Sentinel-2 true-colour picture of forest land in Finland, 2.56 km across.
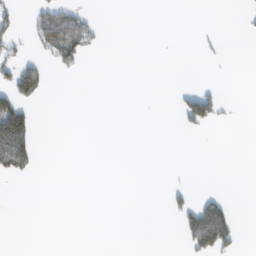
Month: February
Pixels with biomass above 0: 11%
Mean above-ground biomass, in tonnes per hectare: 16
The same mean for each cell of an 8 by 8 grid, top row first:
23 62 43 0 0 0 0 2
28 59 65 0 0 0 5 0
84 22 2 0 0 0 2 0
104 0 0 0 0 17 94 1
120 0 0 0 0 0 0 0
33 0 0 0 0 1 0 0
0 0 0 0 0 33 91 3
0 0 0 0 0 5 127 23
